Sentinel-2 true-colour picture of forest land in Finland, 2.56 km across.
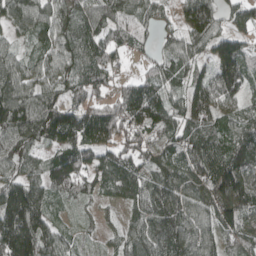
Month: April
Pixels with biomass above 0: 91%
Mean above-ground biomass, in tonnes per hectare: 95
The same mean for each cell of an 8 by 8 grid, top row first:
99 93 95 106 75 47 117 71
44 74 77 70 42 65 92 96
111 78 75 50 66 63 110 114
147 117 107 118 121 75 122 66
96 79 126 99 97 87 114 111
75 100 124 91 78 97 126 178
194 79 29 26 90 153 91 142
224 111 32 34 121 138 84 85
